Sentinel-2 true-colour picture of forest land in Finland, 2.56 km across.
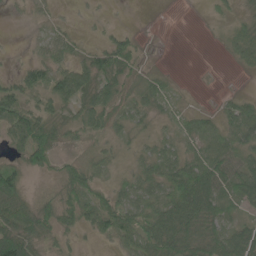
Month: June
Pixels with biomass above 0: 72%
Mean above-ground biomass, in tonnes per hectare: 38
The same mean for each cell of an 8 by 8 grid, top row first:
3 12 5 2 0 0 7 17
2 32 18 54 8 0 1 39
30 48 64 49 28 6 0 1
73 41 42 44 28 18 22 46
44 75 21 20 19 30 49 48
55 17 60 14 47 74 91 62
73 36 61 72 57 96 81 31
92 31 11 31 70 94 67 65
